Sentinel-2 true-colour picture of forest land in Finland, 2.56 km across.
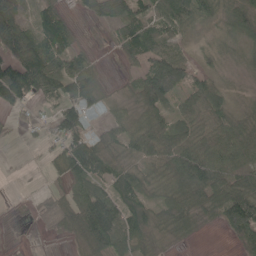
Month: May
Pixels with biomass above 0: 79%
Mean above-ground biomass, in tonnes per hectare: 56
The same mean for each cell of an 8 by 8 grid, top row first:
85 62 23 57 72 83 44 63
86 83 34 18 79 44 20 24
115 95 103 11 79 114 37 7
25 21 78 31 69 45 68 31
5 24 79 58 76 74 59 59
1 23 79 64 54 99 103 49
5 45 94 104 72 73 53 133
3 7 57 95 58 20 1 54
